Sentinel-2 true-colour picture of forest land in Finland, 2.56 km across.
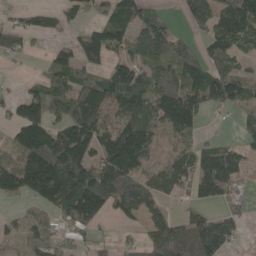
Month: May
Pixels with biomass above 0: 70%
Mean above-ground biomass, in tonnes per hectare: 90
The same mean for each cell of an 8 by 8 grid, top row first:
31 49 46 88 85 27 133 143
56 26 91 77 140 97 55 64
6 63 69 120 101 121 134 114
63 108 145 94 102 172 50 45
100 184 172 162 136 46 46 43
141 238 207 146 58 72 110 52
19 86 206 92 80 13 40 35
48 81 31 22 49 116 193 45
